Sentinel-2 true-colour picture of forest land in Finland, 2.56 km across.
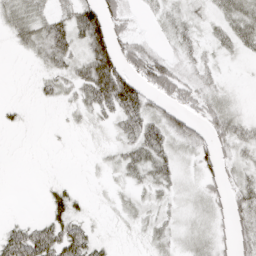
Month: April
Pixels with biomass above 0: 68%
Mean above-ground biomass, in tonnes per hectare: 26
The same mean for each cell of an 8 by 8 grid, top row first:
36 35 58 49 7 18 14 35
12 44 31 71 38 19 13 22
1 18 39 109 53 58 18 3
7 1 14 36 48 34 37 17
1 1 2 11 51 23 40 28
0 2 2 7 26 20 25 22
0 33 14 6 14 10 21 36
58 64 56 8 10 11 17 30
